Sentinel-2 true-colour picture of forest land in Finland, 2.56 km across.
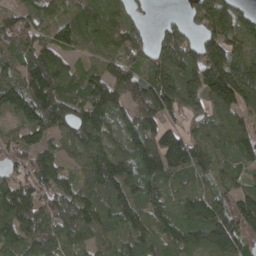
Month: April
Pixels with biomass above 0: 90%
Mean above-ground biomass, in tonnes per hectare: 112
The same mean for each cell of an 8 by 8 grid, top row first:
83 70 116 100 20 16 153 109
98 104 69 86 82 172 137 94
94 192 86 131 133 150 188 187
115 149 97 139 168 100 91 108
83 70 108 108 158 168 107 115
62 105 72 153 159 93 72 73
147 103 120 124 108 99 132 152
108 103 80 77 117 108 151 128
